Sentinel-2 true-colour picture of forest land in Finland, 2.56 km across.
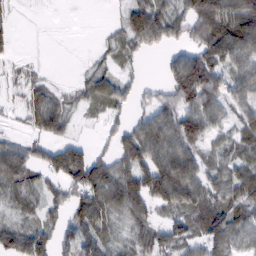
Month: February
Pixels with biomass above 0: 73%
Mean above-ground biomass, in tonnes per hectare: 54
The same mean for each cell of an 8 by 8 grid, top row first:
12 1 0 6 90 56 115 104
11 1 0 31 40 27 78 95
21 22 18 44 17 79 103 65
15 93 24 36 34 77 84 47
38 55 36 33 110 75 39 54
75 47 115 90 70 57 50 64
36 41 75 80 59 64 83 63
78 60 87 49 53 64 77 51
